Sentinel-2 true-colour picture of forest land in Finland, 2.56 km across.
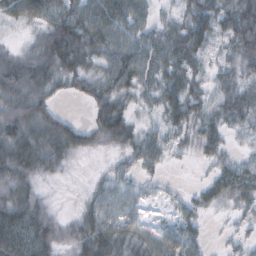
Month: October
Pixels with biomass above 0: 85%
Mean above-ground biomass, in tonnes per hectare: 46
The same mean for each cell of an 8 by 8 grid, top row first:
50 66 70 78 46 34 72 73
20 67 76 60 63 71 50 58
59 54 45 60 48 57 32 39
69 43 3 65 22 60 33 55
81 81 48 40 51 24 37 11
68 30 4 30 20 2 19 45
69 31 22 45 17 20 24 26
88 61 52 63 47 53 13 19
